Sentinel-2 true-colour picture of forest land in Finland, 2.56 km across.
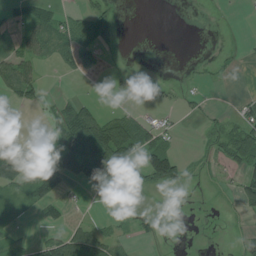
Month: July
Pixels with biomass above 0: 37%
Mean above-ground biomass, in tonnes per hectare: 30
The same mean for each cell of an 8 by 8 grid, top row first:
23 47 30 24 0 0 0 2
31 46 70 16 0 0 0 5
91 7 8 9 2 6 10 2
3 14 79 18 18 16 11 31
49 27 95 177 77 16 14 70
66 90 43 73 70 65 10 34
25 45 5 1 18 0 1 28
19 43 79 39 16 0 1 25
